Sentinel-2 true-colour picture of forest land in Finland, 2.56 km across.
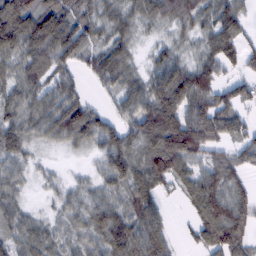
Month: February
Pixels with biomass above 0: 85%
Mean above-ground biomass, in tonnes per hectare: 71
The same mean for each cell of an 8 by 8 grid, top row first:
126 95 75 61 60 72 65 71
86 106 76 76 14 38 67 83
63 65 36 75 60 121 94 50
60 82 106 41 109 119 113 59
69 31 50 75 104 152 81 51
37 19 16 71 92 83 73 44
49 15 50 73 90 6 123 87
59 67 47 101 98 22 90 92
